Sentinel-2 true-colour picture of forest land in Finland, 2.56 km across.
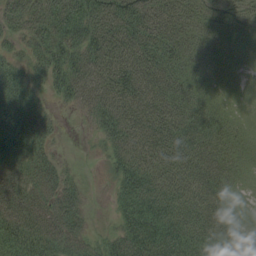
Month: August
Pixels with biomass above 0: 89%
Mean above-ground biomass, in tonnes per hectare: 49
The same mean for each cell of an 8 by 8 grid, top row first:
53 75 76 73 65 47 31 27
19 62 62 73 67 53 27 27
44 39 61 76 63 48 29 20
60 20 16 69 71 65 42 26
58 28 1 41 63 68 53 31
46 46 15 21 73 69 60 28
62 49 34 16 72 70 64 26
80 58 37 40 79 71 60 35
